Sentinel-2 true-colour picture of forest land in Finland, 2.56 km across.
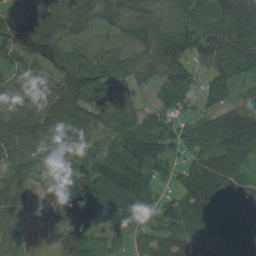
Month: August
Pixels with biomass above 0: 91%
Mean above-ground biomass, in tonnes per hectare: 80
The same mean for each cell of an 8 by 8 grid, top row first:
56 102 86 69 83 72 88 164
92 117 35 36 65 107 115 119
40 51 129 97 38 100 47 59
50 72 104 101 49 48 54 108
75 49 58 86 129 64 100 179
58 23 61 167 94 48 151 79
61 27 94 113 57 70 119 110
55 19 104 31 25 57 80 113
